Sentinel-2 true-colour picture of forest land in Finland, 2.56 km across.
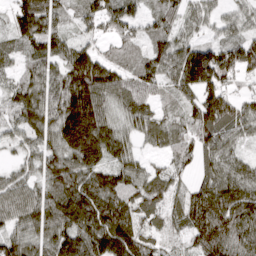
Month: March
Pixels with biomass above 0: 92%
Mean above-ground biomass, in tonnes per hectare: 83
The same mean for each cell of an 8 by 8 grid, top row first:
91 102 47 90 48 56 41 44
45 76 63 45 58 69 70 86
43 69 145 109 97 76 126 41
74 95 179 65 77 45 157 78
37 80 192 125 38 71 80 44
50 92 111 97 70 46 56 75
86 97 128 123 78 50 140 119
54 89 125 154 78 34 122 90
